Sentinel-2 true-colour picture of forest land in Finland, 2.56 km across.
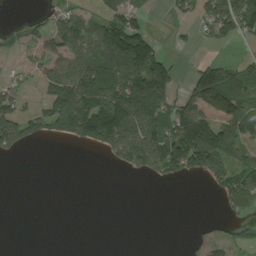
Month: August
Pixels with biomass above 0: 46%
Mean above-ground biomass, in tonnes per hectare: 64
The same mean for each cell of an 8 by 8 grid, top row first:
1 26 52 78 26 21 78 111
28 71 91 164 146 12 14 8
28 83 141 157 189 56 152 87
87 98 172 181 196 99 119 117
73 13 39 114 152 164 184 76
0 0 0 0 36 52 72 89
0 0 0 0 0 0 0 52
0 0 0 0 0 0 49 46
